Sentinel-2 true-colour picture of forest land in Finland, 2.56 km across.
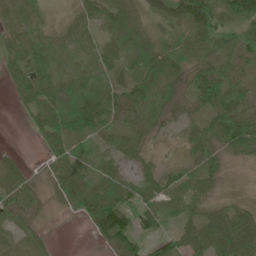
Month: June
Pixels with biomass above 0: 84%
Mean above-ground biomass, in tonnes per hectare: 46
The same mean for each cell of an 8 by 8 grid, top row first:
52 20 35 60 33 57 86 89
47 58 49 48 52 51 62 62
34 63 51 36 57 38 73 43
9 67 113 63 50 33 50 63
1 39 69 33 28 8 59 76
39 18 44 43 32 34 47 1
38 9 38 102 40 33 37 33
18 8 0 66 46 40 68 88
